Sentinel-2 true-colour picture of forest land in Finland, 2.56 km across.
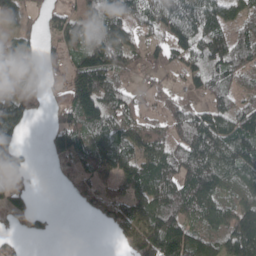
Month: April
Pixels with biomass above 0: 74%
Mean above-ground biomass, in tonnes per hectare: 88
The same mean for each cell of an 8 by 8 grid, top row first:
59 40 67 115 94 147 120 71
107 36 101 148 58 76 127 107
124 42 166 101 25 29 94 54
115 30 165 111 45 79 93 99
96 28 98 122 107 73 163 153
49 1 50 82 128 121 154 110
70 11 17 58 114 127 122 111
21 10 0 10 142 162 97 180
